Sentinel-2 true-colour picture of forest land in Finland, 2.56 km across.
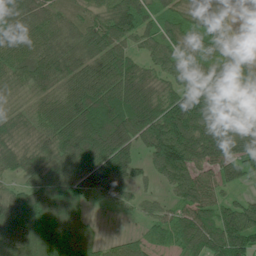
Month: July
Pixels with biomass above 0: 87%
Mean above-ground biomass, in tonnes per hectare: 68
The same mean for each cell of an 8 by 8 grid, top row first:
87 56 32 78 60 56 44 3
76 85 69 75 44 61 56 28
42 69 67 76 70 54 79 78
41 61 83 94 111 132 88 72
57 60 97 119 80 181 147 100
41 74 63 78 27 93 53 51
78 73 50 14 19 41 66 65
71 62 74 16 28 52 98 113
